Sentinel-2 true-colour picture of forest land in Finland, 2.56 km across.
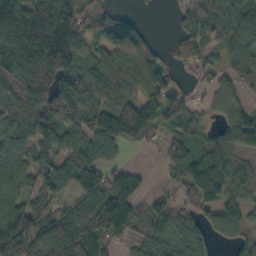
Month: October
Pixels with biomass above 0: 81%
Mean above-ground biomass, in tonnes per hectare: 92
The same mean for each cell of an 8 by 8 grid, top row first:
134 124 104 55 14 37 108 117
151 194 95 105 72 50 62 89
123 122 104 119 107 47 37 58
93 126 141 133 120 98 33 66
70 102 101 101 32 73 76 82
98 116 129 67 23 58 168 67
85 88 94 163 62 72 76 66
140 150 154 83 78 89 54 55
